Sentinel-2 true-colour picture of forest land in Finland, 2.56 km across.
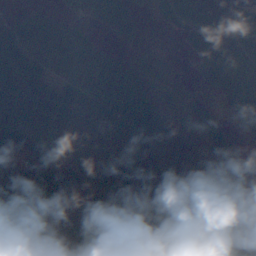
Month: October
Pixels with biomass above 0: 86%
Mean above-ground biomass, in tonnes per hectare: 74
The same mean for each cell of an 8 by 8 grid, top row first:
34 52 27 85 19 51 92 75
100 90 91 35 15 3 35 52
92 78 91 79 53 16 27 46
97 121 112 93 92 47 34 31
103 88 117 86 82 73 49 11
131 75 84 123 102 78 62 24
129 64 114 102 104 86 35 53
90 96 86 90 101 125 83 113
